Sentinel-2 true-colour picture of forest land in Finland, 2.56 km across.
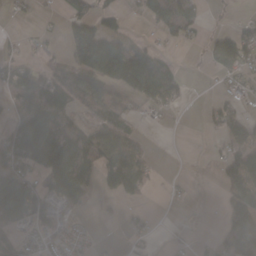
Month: March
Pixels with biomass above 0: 52%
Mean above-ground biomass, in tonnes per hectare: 57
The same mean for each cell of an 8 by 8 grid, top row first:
10 6 83 39 49 112 11 14
16 19 148 123 56 18 35 95
105 84 105 105 155 56 2 34
57 84 37 65 29 19 22 27
112 148 87 109 26 1 4 69
107 110 108 97 68 5 3 90
167 82 41 5 15 4 1 115
37 27 17 2 20 6 8 135
